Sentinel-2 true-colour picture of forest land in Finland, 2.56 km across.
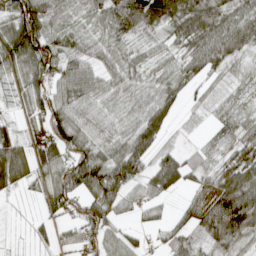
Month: April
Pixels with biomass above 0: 81%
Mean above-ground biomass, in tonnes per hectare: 56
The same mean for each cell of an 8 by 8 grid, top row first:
98 63 30 76 118 89 88 75
108 97 54 46 23 34 78 58
34 83 76 45 32 35 34 27
16 74 35 23 57 33 23 32
69 69 69 46 79 25 18 40
76 53 106 90 58 88 48 92
3 38 63 60 31 5 80 189
2 21 55 44 21 46 73 65
